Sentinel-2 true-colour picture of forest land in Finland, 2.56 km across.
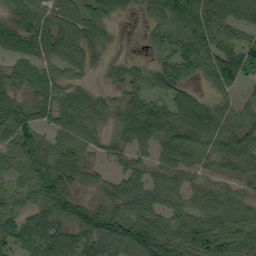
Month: September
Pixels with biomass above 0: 85%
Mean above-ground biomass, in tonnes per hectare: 65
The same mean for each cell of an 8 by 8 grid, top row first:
63 60 63 41 28 119 108 63
57 73 69 14 15 73 97 83
57 66 29 23 48 64 44 64
83 70 75 41 90 87 89 56
81 58 65 37 67 80 66 73
43 100 45 37 61 56 34 44
51 83 84 58 76 50 61 58
72 97 73 105 143 84 58 71
